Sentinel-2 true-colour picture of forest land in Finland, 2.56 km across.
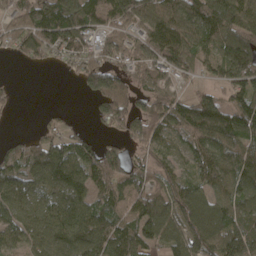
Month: April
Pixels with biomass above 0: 80%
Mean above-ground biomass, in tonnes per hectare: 90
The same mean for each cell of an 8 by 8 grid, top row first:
70 136 152 105 111 102 139 125
62 97 95 72 89 127 79 125
6 0 50 116 65 55 39 98
8 13 2 105 65 94 128 127
34 100 85 46 69 50 127 135
72 112 120 113 68 69 93 123
77 84 111 101 115 109 109 104
66 98 117 126 111 87 129 160
